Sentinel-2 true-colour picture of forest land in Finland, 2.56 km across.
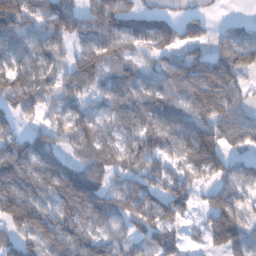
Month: January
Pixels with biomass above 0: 81%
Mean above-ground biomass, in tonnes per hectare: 93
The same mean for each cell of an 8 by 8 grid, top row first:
139 125 110 124 80 43 24 12
89 89 59 78 60 64 57 134
110 67 108 71 66 87 131 68
79 49 69 78 128 101 111 77
115 102 81 65 101 93 173 63
168 158 186 75 101 60 69 92
164 94 161 102 108 99 69 78
91 133 102 67 66 71 69 117
